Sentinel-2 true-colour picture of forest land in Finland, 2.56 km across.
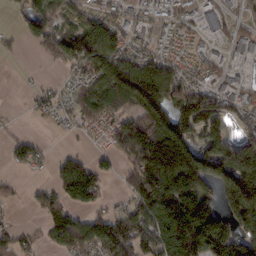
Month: February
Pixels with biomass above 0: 67%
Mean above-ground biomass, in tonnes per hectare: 101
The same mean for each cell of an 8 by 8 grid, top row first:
26 105 76 61 47 51 58 39
18 69 169 118 50 39 31 64
2 12 63 193 193 105 54 49
2 37 91 121 174 150 133 60
42 15 8 53 186 249 110 96
12 22 177 25 212 286 177 228
6 73 77 41 176 247 167 218
76 38 119 143 126 243 232 153
